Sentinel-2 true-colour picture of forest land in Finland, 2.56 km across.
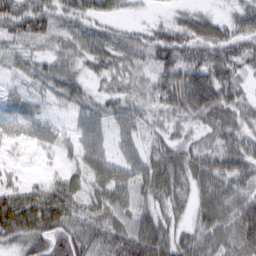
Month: March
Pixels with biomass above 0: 90%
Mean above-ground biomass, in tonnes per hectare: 54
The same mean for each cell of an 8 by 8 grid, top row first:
80 77 67 33 9 23 32 43
33 30 53 71 75 88 76 61
21 55 41 40 40 79 88 48
33 17 32 39 42 58 81 48
16 20 34 27 38 46 37 54
18 20 40 65 67 75 75 76
87 87 50 68 44 44 69 90
54 80 67 67 100 57 67 80
